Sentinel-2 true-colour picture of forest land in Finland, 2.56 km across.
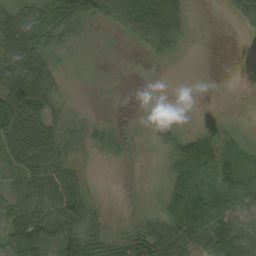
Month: September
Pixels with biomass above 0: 67%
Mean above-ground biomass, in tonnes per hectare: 40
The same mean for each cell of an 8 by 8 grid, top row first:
60 103 94 37 88 83 1 29
73 55 12 1 17 20 1 0
80 52 3 0 0 0 0 0
93 44 8 1 2 1 2 1
75 64 30 21 7 49 72 20
40 61 27 0 6 90 62 52
41 61 59 8 14 89 63 49
60 51 67 40 74 74 71 80
